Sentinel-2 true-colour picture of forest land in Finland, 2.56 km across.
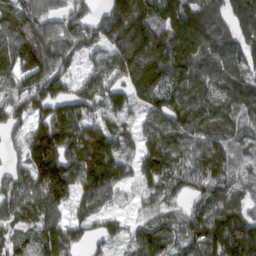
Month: March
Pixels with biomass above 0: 92%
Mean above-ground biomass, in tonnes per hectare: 145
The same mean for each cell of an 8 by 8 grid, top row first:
157 101 118 182 231 205 174 163
180 166 139 175 263 234 193 144
135 173 97 136 210 168 178 155
113 133 128 104 89 172 171 145
54 207 217 155 97 133 161 132
99 182 170 162 113 126 140 127
136 129 88 56 46 52 147 138
80 172 101 76 124 88 186 237
